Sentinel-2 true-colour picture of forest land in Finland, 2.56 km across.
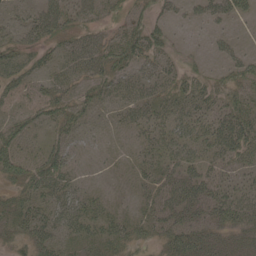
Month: May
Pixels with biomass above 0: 70%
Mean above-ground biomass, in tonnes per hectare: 29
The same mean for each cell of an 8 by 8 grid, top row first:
16 44 38 25 30 15 25 25
33 29 36 42 49 15 8 10
32 24 27 40 32 26 20 34
18 30 32 16 31 29 32 44
33 24 12 3 19 33 39 56
37 50 9 3 20 36 30 22
34 36 35 14 21 46 43 42
25 35 31 38 21 45 37 27
